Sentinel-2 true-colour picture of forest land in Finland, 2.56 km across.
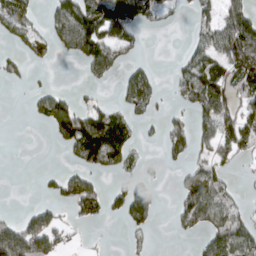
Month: April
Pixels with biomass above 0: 44%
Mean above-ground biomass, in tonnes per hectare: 53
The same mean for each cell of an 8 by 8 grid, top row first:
89 39 136 116 79 16 40 91
20 41 93 80 15 2 66 95
23 2 8 25 74 35 109 69
0 79 79 55 41 24 76 65
0 7 145 140 18 64 45 81
0 15 66 30 38 13 76 9
3 47 81 39 105 39 94 35
172 104 6 2 14 6 48 73
